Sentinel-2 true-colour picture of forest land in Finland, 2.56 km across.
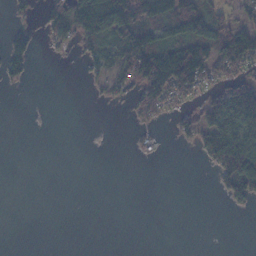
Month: November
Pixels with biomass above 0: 34%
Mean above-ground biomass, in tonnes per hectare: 35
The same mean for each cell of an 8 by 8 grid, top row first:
15 49 125 176 103 119 72 29
54 13 31 66 95 90 93 97
20 0 4 50 110 133 56 67
0 0 0 0 29 26 63 145
0 0 0 0 10 7 71 103
0 0 0 0 0 0 5 122
0 0 0 0 0 0 0 13
0 0 0 0 0 0 0 0
